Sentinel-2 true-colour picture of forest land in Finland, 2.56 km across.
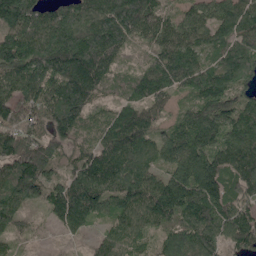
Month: May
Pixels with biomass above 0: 95%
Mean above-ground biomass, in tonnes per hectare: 129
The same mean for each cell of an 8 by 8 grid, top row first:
188 125 152 184 154 85 108 134
190 211 195 153 65 137 94 125
150 163 203 81 104 114 120 119
103 125 128 71 104 55 134 136
141 111 74 139 124 126 166 181
164 115 126 168 129 149 179 162
117 87 171 95 163 188 180 127
50 8 26 106 92 142 134 130
